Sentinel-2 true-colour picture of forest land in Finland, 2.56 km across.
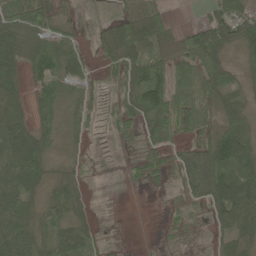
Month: May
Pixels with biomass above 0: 74%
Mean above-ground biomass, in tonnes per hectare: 44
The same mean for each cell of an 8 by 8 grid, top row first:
55 37 7 24 74 8 44 51
59 69 22 45 70 43 114 41
49 92 37 17 99 57 72 27
32 56 33 17 81 77 42 41
73 36 13 5 38 34 56 86
71 36 16 0 21 26 82 92
72 36 25 1 0 11 43 74
97 45 49 5 1 6 11 49
